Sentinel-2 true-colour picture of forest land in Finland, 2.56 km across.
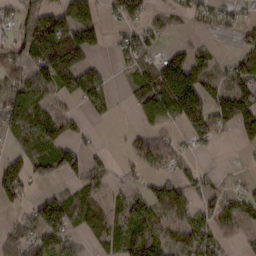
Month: February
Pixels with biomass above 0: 62%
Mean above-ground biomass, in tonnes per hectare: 68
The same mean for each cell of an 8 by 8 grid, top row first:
43 97 105 39 63 32 31 29
45 178 159 22 69 29 23 37
47 78 166 24 103 220 82 77
128 88 24 17 77 117 130 155
63 92 39 3 52 39 44 26
89 60 54 29 37 66 25 6
23 94 114 55 92 81 40 62
68 75 18 59 110 82 83 27
